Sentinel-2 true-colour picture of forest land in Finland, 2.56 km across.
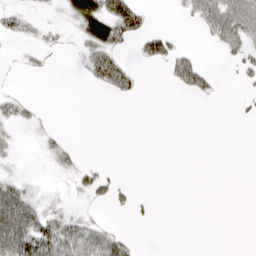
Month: March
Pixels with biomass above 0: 28%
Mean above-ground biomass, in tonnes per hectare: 16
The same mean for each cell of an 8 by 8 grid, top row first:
20 4 49 71 26 5 55 71
3 13 15 45 25 24 6 35
3 2 4 52 5 30 23 9
23 2 0 0 0 0 0 5
8 15 3 0 0 0 0 0
14 3 21 14 0 0 0 0
68 22 8 12 7 0 0 0
69 66 62 38 1 0 0 0
